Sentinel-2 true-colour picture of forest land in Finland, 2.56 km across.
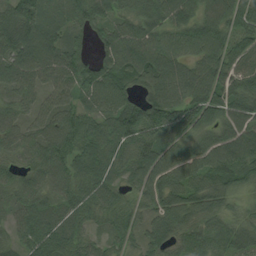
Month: August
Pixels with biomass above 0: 95%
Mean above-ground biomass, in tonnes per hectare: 73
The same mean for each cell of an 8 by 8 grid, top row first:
97 77 77 68 84 92 79 87
91 84 54 86 91 73 96 63
78 69 81 88 77 96 99 77
51 57 57 64 83 90 93 79
53 78 71 65 88 75 76 111
47 73 68 52 76 84 85 86
42 54 55 54 46 84 90 43
41 79 54 39 60 76 83 78
